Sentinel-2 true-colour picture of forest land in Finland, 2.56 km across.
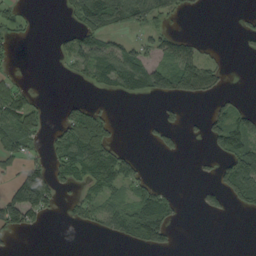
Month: September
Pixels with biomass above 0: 38%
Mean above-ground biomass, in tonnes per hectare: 40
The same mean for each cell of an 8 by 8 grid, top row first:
26 0 66 94 85 27 1 8
12 1 64 57 38 64 10 4
19 0 17 72 94 118 64 0
60 18 56 10 0 13 28 51
61 26 128 51 6 18 24 85
46 78 54 87 28 0 7 134
123 44 32 51 91 32 17 31
6 0 0 20 78 11 0 0
